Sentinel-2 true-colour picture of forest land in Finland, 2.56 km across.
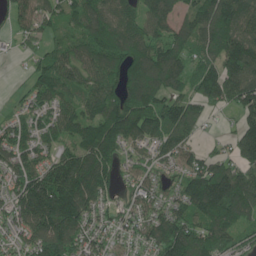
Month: June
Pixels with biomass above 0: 88%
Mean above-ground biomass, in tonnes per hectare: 125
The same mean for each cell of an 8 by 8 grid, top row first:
91 92 119 124 108 90 133 148
25 62 109 187 158 121 108 191
9 123 112 119 201 129 169 202
38 93 101 162 182 154 65 106
100 71 118 146 90 118 27 142
119 152 192 119 76 81 200 154
128 247 199 70 100 106 195 156
82 210 130 87 95 204 161 87
